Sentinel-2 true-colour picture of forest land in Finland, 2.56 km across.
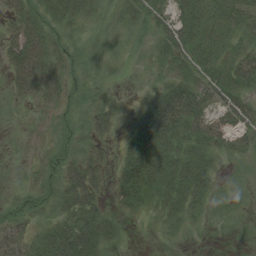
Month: August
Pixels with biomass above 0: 68%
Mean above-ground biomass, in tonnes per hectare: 24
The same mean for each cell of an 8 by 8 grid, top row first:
33 29 24 6 25 35 33 43
44 43 10 2 4 41 42 30
39 50 11 4 6 29 33 42
1 10 11 24 36 57 29 35
1 7 11 12 58 34 34 26
1 17 45 17 52 46 29 4
15 13 49 12 17 28 15 5
29 36 49 17 1 3 1 2
